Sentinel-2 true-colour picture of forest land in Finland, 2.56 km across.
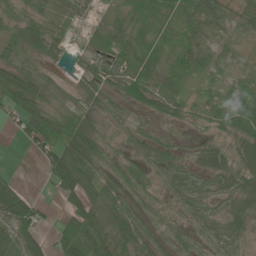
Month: June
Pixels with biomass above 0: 75%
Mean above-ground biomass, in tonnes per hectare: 37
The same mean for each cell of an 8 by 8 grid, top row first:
27 39 14 19 55 39 46 22
38 28 11 42 55 42 37 11
51 19 25 36 63 44 20 32
51 47 19 20 17 26 36 83
10 52 69 11 25 11 20 45
9 43 88 19 17 45 34 53
108 10 57 50 19 18 30 33
54 31 87 61 43 23 28 32
